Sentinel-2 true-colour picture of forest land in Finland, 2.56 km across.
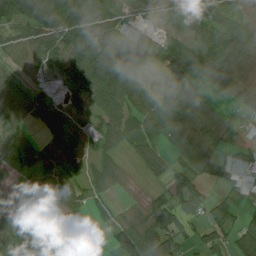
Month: July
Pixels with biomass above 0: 74%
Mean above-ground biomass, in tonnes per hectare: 49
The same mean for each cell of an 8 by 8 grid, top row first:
95 125 79 58 19 43 91 45
15 54 101 104 56 23 108 37
21 9 64 124 33 74 43 18
41 32 13 65 71 114 41 16
25 28 22 34 51 47 58 35
26 35 35 29 15 49 32 31
26 32 41 12 34 86 34 13
68 38 48 32 124 66 59 53
